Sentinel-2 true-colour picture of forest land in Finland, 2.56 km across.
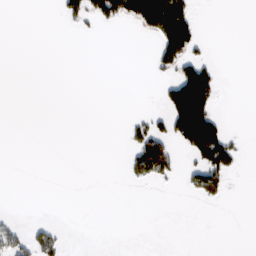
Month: February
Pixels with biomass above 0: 14%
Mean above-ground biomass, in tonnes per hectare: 23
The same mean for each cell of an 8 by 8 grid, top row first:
0 0 42 75 132 135 0 0
0 0 0 0 0 113 9 0
0 0 0 0 1 78 99 0
0 0 0 0 13 116 104 0
0 0 0 0 91 52 146 22
0 0 0 0 43 21 83 6
2 0 0 0 0 0 2 0
52 49 0 0 0 0 0 0
